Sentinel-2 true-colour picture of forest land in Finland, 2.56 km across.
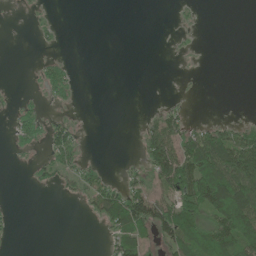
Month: June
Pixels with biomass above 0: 34%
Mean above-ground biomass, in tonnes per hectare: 31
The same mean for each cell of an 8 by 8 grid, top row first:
2 4 0 0 0 7 0 0
0 7 0 0 0 5 0 0
0 41 6 0 0 1 0 0
23 13 3 0 4 31 0 1
19 40 23 0 49 81 99 87
0 25 39 16 39 137 115 110
3 0 6 101 99 95 115 164
3 0 0 35 42 82 77 122
